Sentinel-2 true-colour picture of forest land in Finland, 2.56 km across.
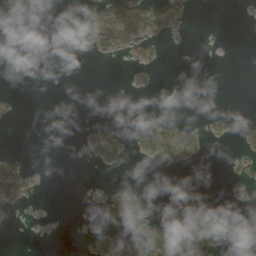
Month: April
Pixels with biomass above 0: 19%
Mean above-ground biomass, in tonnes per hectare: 14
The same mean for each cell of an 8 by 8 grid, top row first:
0 0 6 64 74 42 0 0
3 4 17 36 18 1 0 0
0 1 0 0 3 0 0 0
5 0 0 0 0 0 4 0
0 0 5 39 24 69 10 6
43 0 0 2 0 1 0 14
11 0 0 46 30 1 16 2
0 0 0 32 71 105 76 0
